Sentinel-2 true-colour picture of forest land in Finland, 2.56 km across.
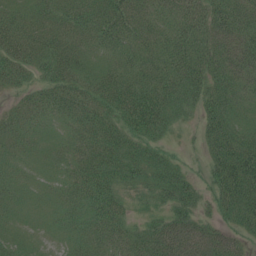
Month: July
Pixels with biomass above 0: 93%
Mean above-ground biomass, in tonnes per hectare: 53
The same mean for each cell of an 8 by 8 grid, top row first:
44 44 57 66 55 53 62 71
61 56 44 43 50 63 62 68
38 47 56 60 64 74 66 55
30 48 60 66 96 50 57 41
39 36 49 70 55 14 51 81
34 31 55 62 46 52 39 110
37 33 45 59 20 53 23 75
34 25 40 54 60 89 73 34
